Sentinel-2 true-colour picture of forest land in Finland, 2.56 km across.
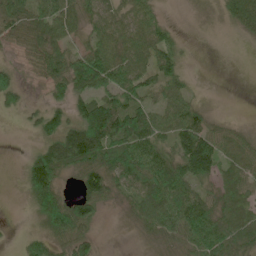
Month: June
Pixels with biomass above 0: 77%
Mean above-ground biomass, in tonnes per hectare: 52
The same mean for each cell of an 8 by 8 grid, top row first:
69 82 52 44 47 1 5 87
20 73 32 67 63 41 0 2
38 66 110 83 53 46 0 0
23 61 62 101 63 52 22 0
0 61 125 95 84 63 80 33
5 120 61 80 76 83 66 52
1 121 93 14 59 76 68 55
6 59 58 1 13 36 74 59
